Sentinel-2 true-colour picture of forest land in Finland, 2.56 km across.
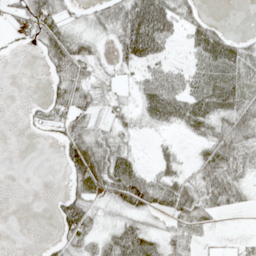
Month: May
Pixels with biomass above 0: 61%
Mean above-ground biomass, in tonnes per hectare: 37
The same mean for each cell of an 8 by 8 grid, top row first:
25 63 14 51 119 57 12 0
11 55 48 27 108 12 69 30
0 21 52 16 40 46 63 43
0 27 42 22 36 61 60 54
0 8 57 48 3 12 43 49
0 0 64 87 51 37 52 35
0 3 74 29 57 62 43 16
0 8 51 48 69 33 11 7
